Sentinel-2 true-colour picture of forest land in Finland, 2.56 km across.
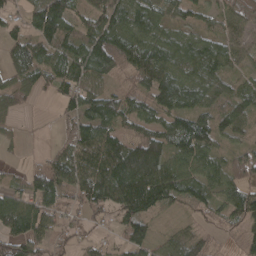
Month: April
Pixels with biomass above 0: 83%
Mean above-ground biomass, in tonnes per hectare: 73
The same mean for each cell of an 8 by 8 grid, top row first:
34 131 52 90 87 51 44 54
64 77 80 123 99 87 79 49
60 57 81 50 87 105 91 42
38 1 83 97 67 85 74 75
20 9 92 103 147 82 79 40
15 110 112 144 175 94 72 68
109 89 52 76 104 37 45 84
99 64 28 18 67 59 46 34
